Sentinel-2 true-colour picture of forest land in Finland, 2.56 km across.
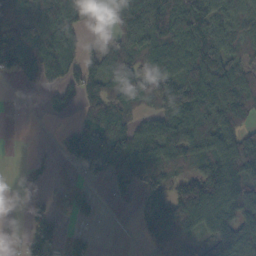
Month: October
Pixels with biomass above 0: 69%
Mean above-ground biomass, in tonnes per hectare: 76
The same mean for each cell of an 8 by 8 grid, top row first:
66 117 72 49 165 140 123 123
99 105 66 53 84 132 127 74
20 49 90 97 126 134 140 79
0 36 42 113 41 104 100 98
0 1 83 106 115 116 97 98
4 9 24 64 111 64 103 100
1 36 52 6 55 106 116 97
19 116 54 0 20 27 63 121
